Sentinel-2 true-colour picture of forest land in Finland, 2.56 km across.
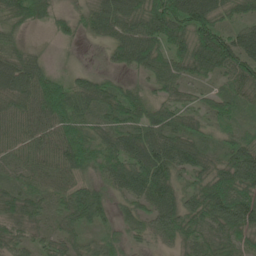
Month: June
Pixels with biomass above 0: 94%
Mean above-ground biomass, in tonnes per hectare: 69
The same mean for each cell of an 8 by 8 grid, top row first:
85 70 41 103 109 114 106 53
54 14 15 52 103 51 97 89
109 79 38 32 33 63 34 83
80 124 62 67 73 56 50 41
70 79 108 59 110 97 40 78
40 78 67 61 93 66 83 128
75 41 111 45 57 76 106 134
56 36 34 43 38 54 52 53
